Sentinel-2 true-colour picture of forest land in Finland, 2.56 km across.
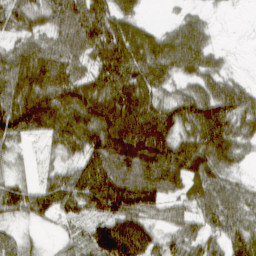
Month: March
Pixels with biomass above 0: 84%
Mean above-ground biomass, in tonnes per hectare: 67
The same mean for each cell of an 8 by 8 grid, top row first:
59 60 97 82 18 16 15 0
42 63 79 132 97 82 48 0
87 111 69 95 82 41 55 23
100 115 99 104 95 76 98 76
33 34 87 130 138 83 97 52
17 30 73 108 108 89 71 21
43 51 58 104 76 35 61 56
30 5 31 121 86 46 52 71
